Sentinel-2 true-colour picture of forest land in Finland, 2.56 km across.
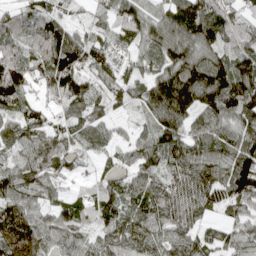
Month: April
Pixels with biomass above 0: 91%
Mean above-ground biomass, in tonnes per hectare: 85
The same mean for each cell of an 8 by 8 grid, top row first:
56 88 25 75 90 103 113 67
70 107 114 57 63 105 92 83
125 101 90 52 61 145 154 111
73 56 73 41 50 127 88 109
68 96 65 57 70 101 100 114
101 82 36 62 71 79 120 150
117 61 75 70 82 89 66 72
105 68 61 76 96 90 67 80
